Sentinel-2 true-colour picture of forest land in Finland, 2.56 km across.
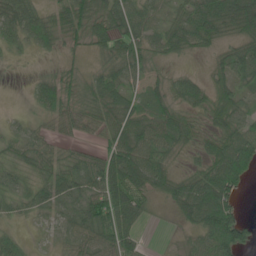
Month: June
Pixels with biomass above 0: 81%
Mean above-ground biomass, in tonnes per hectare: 44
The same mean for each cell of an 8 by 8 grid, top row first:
69 37 69 69 39 30 68 85
24 28 19 48 43 38 30 46
2 30 22 56 33 28 33 48
5 36 38 58 45 45 44 43
32 34 25 51 60 49 33 67
33 44 61 86 68 37 64 64
26 39 53 89 35 34 94 35
36 12 41 63 12 4 49 75
